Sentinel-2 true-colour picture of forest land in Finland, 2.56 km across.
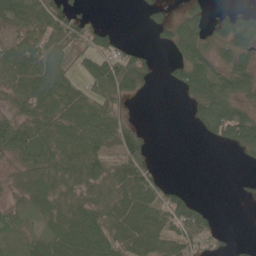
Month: June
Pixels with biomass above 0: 68%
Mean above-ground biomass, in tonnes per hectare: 46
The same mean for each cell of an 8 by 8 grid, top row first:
58 74 36 0 10 25 29 44
68 64 48 49 19 40 45 69
71 76 39 100 36 30 75 59
36 60 66 48 1 0 72 69
65 54 75 60 41 0 10 53
25 51 55 56 73 2 0 4
21 37 50 62 86 79 19 0
22 47 69 69 86 78 44 9
